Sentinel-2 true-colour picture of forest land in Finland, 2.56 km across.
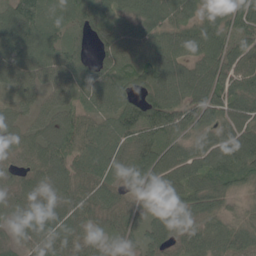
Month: May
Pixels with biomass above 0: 95%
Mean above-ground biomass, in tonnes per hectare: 73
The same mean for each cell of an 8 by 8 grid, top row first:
97 77 77 68 84 92 79 87
91 84 54 86 91 73 96 63
78 69 81 88 77 96 99 77
51 57 57 64 83 90 93 79
53 78 71 65 88 75 76 111
47 73 68 52 76 84 85 86
42 54 55 54 46 84 90 43
41 79 54 39 60 76 83 78
